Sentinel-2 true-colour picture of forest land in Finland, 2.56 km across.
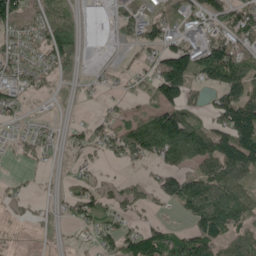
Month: May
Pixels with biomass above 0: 68%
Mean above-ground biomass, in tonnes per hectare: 64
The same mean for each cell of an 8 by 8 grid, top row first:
102 84 25 21 54 72 77 99
62 101 48 6 55 75 94 90
50 35 19 13 44 157 74 117
37 6 5 28 47 96 49 179
21 36 45 77 125 164 107 164
9 8 34 10 21 91 95 96
23 17 91 60 30 43 129 99
14 15 11 69 108 75 115 79
